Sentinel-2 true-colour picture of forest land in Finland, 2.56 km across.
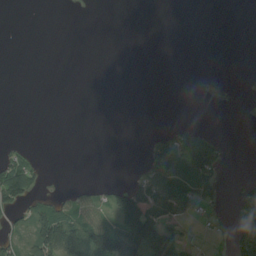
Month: August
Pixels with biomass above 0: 24%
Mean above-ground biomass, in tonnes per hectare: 25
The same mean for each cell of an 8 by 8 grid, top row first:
0 0 0 0 0 0 0 0
0 0 0 0 0 0 0 0
0 0 0 0 0 0 8 1
0 0 0 0 0 0 1 3
8 0 0 0 15 67 58 0
90 6 0 0 42 92 70 7
37 60 40 48 91 67 32 46
36 137 137 116 131 48 11 66
